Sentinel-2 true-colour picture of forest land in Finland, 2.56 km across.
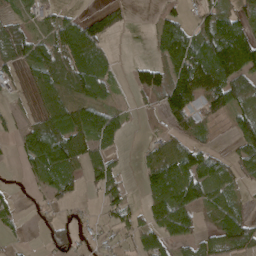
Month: April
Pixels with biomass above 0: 62%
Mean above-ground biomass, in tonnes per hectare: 62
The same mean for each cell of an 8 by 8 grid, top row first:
22 37 38 49 1 48 64 65
72 77 117 16 3 167 130 181
25 74 93 34 61 138 128 103
15 73 85 56 10 94 57 70
29 144 73 46 19 67 28 57
3 60 49 68 58 143 99 39
22 33 10 51 47 125 57 41
11 40 32 24 63 59 43 93
